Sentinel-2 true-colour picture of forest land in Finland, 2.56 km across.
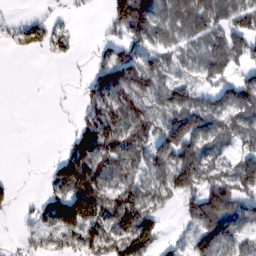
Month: February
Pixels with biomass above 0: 65%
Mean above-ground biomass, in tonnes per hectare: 69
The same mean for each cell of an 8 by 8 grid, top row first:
8 19 7 83 176 78 138 83
17 35 10 52 67 60 70 95
0 1 14 110 85 60 56 73
0 1 25 80 74 112 111 82
0 1 87 86 83 146 85 52
6 25 131 79 68 142 75 95
15 76 138 99 139 27 187 108
11 45 73 79 136 19 133 65
